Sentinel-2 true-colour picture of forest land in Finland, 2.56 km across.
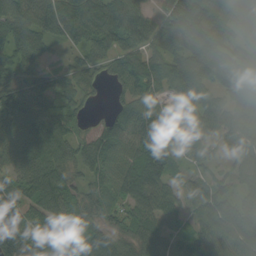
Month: August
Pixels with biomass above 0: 91%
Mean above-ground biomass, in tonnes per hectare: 89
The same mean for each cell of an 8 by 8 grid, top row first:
113 99 120 112 80 114 103 109
94 61 52 77 87 83 101 85
105 65 59 45 112 112 104 124
131 106 34 36 111 98 108 82
89 123 71 93 112 83 57 67
73 117 54 81 163 39 58 56
100 110 70 65 87 55 112 85
157 65 91 83 87 58 93 111
